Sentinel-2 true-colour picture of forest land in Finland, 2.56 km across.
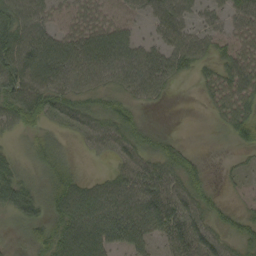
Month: September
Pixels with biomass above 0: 83%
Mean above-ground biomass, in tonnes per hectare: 52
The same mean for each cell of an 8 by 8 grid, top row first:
76 45 36 30 32 78 39 53
97 92 77 99 50 75 46 45
97 88 63 58 82 33 28 70
67 63 51 48 18 0 12 47
12 41 21 53 39 28 4 30
42 45 32 37 89 63 27 12
49 43 90 79 86 85 52 25
11 55 92 58 55 74 68 51
